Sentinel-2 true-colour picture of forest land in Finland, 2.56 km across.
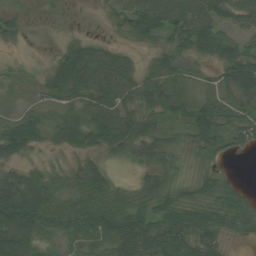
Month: August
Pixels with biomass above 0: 85%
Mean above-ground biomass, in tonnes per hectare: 45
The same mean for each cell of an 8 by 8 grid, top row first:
17 4 1 29 83 85 73 54
7 3 42 34 19 50 61 49
18 36 65 84 48 51 17 82
16 25 47 77 53 41 58 46
54 24 37 55 58 34 45 36
44 41 50 30 34 41 31 7
96 63 55 65 49 59 53 53
86 30 43 54 70 65 48 16
